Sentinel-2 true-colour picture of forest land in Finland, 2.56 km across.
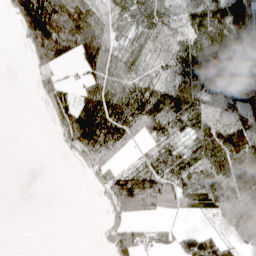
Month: April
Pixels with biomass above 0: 66%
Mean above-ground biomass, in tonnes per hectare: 64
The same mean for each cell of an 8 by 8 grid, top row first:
60 143 86 57 57 39 104 102
4 148 107 58 48 68 127 102
0 41 25 74 54 82 140 86
0 25 95 104 135 132 80 96
0 1 103 103 35 52 115 147
0 0 7 65 96 81 92 130
0 0 0 51 88 47 49 118
0 0 0 44 38 42 79 63
